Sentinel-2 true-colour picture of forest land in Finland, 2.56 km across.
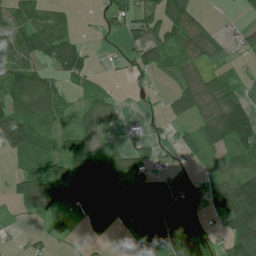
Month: July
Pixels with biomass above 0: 65%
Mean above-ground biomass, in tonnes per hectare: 67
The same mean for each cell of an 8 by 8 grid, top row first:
70 60 6 44 55 114 16 12
99 114 58 5 69 60 54 23
112 55 52 8 15 57 73 27
113 89 60 49 7 52 73 141
105 63 78 17 37 23 72 105
47 125 134 153 63 47 34 91
28 75 86 191 81 119 60 181
3 29 11 25 45 102 68 131
